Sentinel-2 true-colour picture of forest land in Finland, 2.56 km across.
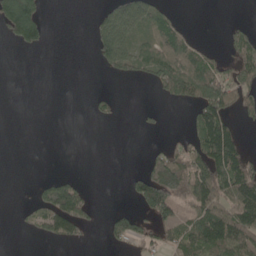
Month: May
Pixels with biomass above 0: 37%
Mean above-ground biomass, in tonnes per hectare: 42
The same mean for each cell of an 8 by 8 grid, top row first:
143 16 0 53 70 19 0 1
23 13 0 99 70 91 20 47
0 0 0 16 28 118 93 64
0 0 0 12 9 0 111 43
0 0 0 0 3 19 117 63
0 11 10 0 60 115 106 111
5 89 79 13 59 57 99 123
0 30 21 43 40 49 108 90
